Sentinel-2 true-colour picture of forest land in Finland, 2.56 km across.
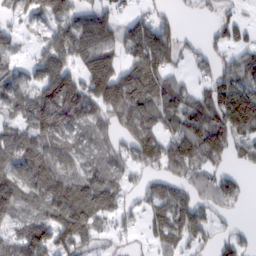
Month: February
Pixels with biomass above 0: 76%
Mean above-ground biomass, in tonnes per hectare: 77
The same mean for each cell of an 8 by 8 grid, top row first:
34 72 82 61 43 19 15 26
36 98 133 88 149 75 33 58
61 111 89 138 125 41 42 109
66 140 108 93 106 76 103 152
77 86 71 54 91 109 147 69
94 96 78 94 43 61 64 29
90 74 106 89 52 104 63 21
78 117 90 30 22 73 34 44
